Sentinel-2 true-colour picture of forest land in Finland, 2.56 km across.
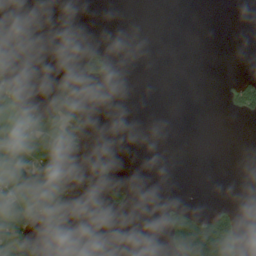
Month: July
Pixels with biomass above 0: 12%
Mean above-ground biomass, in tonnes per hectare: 18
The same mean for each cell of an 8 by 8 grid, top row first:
0 0 0 0 0 0 0 0
0 0 11 10 0 0 0 0
14 12 30 14 0 0 0 18
26 49 47 0 0 0 0 29
3 24 29 0 0 0 0 0
45 133 2 0 0 0 0 0
9 112 1 20 0 39 19 14
27 4 0 0 0 112 254 66
